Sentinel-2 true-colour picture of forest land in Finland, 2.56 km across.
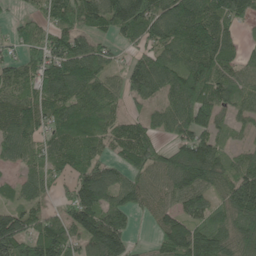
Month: June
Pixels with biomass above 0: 84%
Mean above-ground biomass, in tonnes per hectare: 98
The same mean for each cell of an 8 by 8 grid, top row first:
24 77 123 139 129 152 144 84
40 104 101 47 80 102 145 56
96 113 123 61 132 117 142 76
112 90 125 68 46 119 121 58
96 75 88 65 101 85 117 31
35 60 95 91 85 125 116 113
75 42 149 110 55 83 89 153
156 159 100 174 10 148 145 121
